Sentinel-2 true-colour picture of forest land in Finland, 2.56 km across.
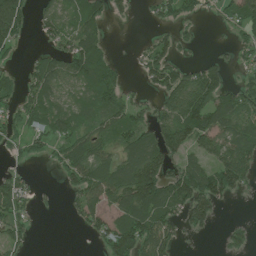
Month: July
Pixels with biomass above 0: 61%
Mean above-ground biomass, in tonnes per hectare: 60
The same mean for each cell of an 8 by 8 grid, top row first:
121 50 75 34 9 49 14 60
37 32 94 15 29 44 1 35
40 94 75 56 29 82 105 23
55 80 55 76 37 97 137 92
34 41 77 48 83 83 79 95
38 2 72 89 165 88 88 98
72 5 55 80 129 77 84 1
37 0 2 94 116 47 5 31
